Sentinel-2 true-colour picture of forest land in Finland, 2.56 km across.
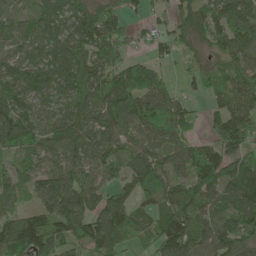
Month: May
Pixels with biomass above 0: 87%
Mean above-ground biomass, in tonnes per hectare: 81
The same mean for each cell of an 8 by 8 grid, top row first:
63 85 104 76 29 58 76 79
64 89 100 74 23 47 49 68
95 88 111 82 113 23 59 86
105 64 93 128 112 76 40 105
88 90 104 82 79 64 52 94
71 86 76 52 116 68 108 115
33 79 102 109 65 101 75 111
124 99 76 94 41 129 86 79
